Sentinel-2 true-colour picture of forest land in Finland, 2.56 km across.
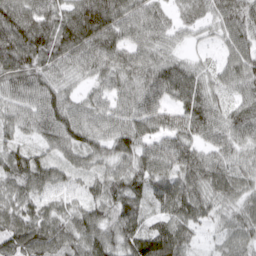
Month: March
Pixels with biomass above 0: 95%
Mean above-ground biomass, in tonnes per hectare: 64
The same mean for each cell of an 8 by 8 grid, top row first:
101 85 60 59 69 31 43 79
77 99 79 88 60 30 13 68
56 67 35 57 73 91 45 72
53 82 64 60 80 60 77 61
43 44 70 67 66 73 53 51
69 68 37 55 72 71 83 58
66 47 51 67 56 79 56 49
91 82 67 75 107 95 17 50
